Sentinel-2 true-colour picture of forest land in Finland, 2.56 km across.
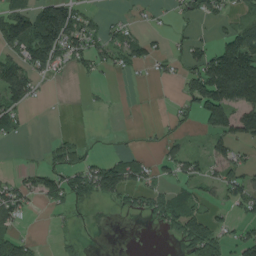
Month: August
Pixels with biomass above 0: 44%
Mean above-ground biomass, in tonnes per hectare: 45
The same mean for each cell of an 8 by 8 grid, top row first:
98 120 50 10 11 13 37 24
70 122 66 54 44 15 49 154
110 25 10 7 5 18 159 205
57 1 1 3 1 14 104 97
6 17 27 2 4 20 38 56
22 58 62 98 43 33 40 57
77 20 13 11 35 63 36 40
68 1 16 0 0 22 99 57
